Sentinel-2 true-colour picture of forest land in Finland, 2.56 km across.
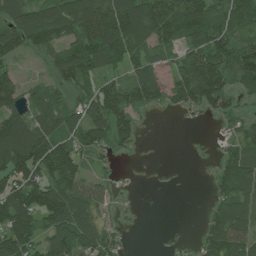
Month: July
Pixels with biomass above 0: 71%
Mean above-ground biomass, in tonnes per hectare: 87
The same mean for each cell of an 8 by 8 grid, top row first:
101 103 151 143 153 155 136 101
99 82 136 156 83 77 138 97
69 40 98 63 111 77 168 75
105 121 96 152 50 28 60 52
189 147 92 78 12 0 5 76
119 126 86 24 0 1 14 111
151 142 121 33 2 0 29 102
143 92 127 56 0 11 76 110
